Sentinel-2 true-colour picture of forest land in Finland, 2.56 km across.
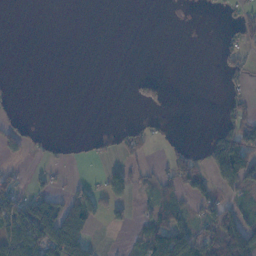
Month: November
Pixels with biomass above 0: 29%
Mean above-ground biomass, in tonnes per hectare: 29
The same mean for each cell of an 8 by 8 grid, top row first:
0 0 0 0 0 0 1 25
0 0 0 0 0 0 0 34
2 0 0 0 35 0 0 22
12 0 0 0 10 0 0 37
35 11 6 19 34 13 32 119
19 13 4 45 19 55 47 91
91 81 87 35 14 54 46 35
122 117 89 0 63 105 51 96
